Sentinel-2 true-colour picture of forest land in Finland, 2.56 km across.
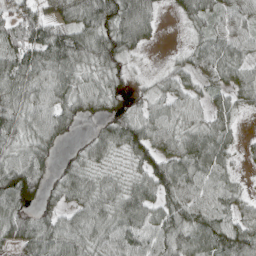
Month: April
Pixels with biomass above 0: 86%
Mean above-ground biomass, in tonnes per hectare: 63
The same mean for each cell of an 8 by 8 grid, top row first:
53 50 75 103 81 21 53 46
90 96 78 82 32 8 53 48
87 79 60 44 18 46 38 52
72 79 47 41 42 51 46 34
56 67 18 77 97 68 81 20
105 39 68 45 68 92 68 18
85 38 58 73 91 90 86 47
73 88 74 66 77 77 86 100
